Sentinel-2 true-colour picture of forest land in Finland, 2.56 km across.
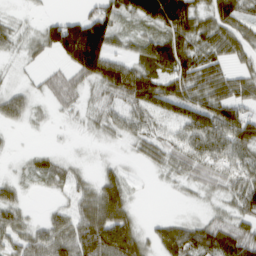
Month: March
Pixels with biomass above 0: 75%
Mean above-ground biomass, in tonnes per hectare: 49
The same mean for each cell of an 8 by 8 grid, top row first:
9 15 48 70 66 120 51 62
22 51 164 51 48 96 67 46
8 32 48 86 91 85 72 52
42 9 19 38 59 53 78 60
2 3 4 10 25 49 68 76
13 30 20 34 4 29 48 56
42 13 41 85 3 2 17 44
48 63 84 104 39 77 82 88
